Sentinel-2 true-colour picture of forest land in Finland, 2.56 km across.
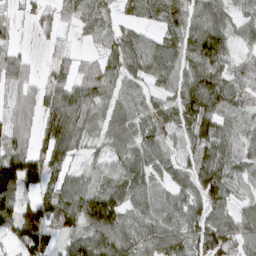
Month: March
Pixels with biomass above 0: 84%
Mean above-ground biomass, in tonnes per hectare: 71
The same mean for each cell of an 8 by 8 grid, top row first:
20 40 54 33 49 76 78 43
32 15 13 59 77 79 135 37
58 54 71 60 63 67 106 63
57 81 93 69 66 66 107 32
71 85 56 63 83 42 110 63
137 64 48 54 66 80 96 50
106 87 132 114 88 86 93 54
72 67 69 111 75 87 101 83
